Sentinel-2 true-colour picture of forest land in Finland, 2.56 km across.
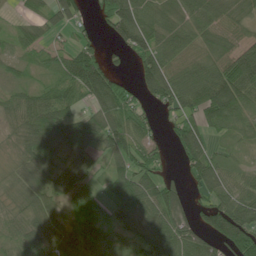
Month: June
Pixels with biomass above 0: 81%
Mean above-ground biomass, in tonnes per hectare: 68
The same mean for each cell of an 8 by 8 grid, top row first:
15 53 38 82 85 66 74 47
43 43 62 20 84 75 63 71
37 35 113 77 63 86 90 110
70 112 48 87 44 52 97 79
43 121 96 75 75 58 67 40
37 94 85 59 75 22 87 43
42 72 67 53 79 90 70 114
45 72 60 53 77 103 65 121
